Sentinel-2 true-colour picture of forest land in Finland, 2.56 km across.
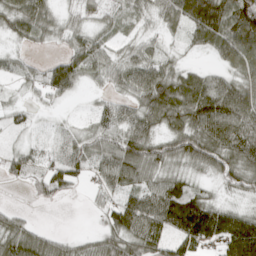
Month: April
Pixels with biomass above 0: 82%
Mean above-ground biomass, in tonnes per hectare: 58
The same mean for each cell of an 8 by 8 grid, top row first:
67 55 40 36 36 79 156 115
23 16 60 33 37 14 51 105
30 63 48 38 74 75 54 60
27 12 9 49 71 89 102 89
21 22 49 63 91 69 99 98
37 59 35 74 63 51 29 67
18 6 1 57 85 121 89 33
75 45 25 62 79 63 72 139
